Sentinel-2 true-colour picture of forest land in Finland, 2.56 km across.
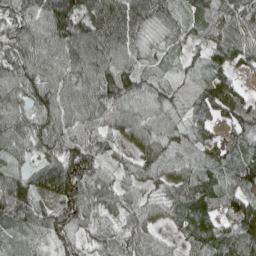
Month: April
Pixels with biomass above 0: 94%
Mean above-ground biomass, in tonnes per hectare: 75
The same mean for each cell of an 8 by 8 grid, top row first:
75 113 119 131 102 53 80 85
85 88 113 116 58 40 64 78
85 81 90 105 56 32 56 33
59 87 81 82 83 58 66 86
71 82 77 41 75 65 47 56
69 99 132 42 63 81 58 77
122 57 94 55 60 64 80 116
57 54 41 59 60 39 75 105
